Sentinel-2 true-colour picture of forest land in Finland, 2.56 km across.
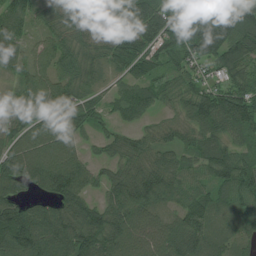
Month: July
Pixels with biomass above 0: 92%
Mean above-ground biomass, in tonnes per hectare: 95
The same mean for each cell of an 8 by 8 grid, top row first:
88 72 82 94 173 117 149 132
71 73 75 103 125 112 161 142
60 74 75 44 89 60 64 76
78 109 121 55 80 50 144 141
77 100 53 52 56 65 94 60
118 150 103 60 101 83 76 128
111 82 95 94 98 67 114 107
161 124 127 98 92 86 100 61
